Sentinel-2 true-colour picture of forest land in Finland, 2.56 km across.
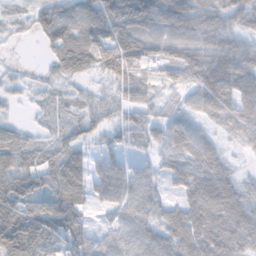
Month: November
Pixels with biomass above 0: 88%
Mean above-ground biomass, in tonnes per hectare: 62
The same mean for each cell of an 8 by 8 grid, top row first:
21 53 69 75 85 112 66 65
4 23 73 44 66 79 77 69
19 22 30 38 39 51 67 81
8 16 30 33 41 35 39 83
78 34 59 27 31 75 50 32
104 72 85 110 60 65 91 29
113 96 63 60 75 55 101 72
142 111 85 50 66 78 90 74
